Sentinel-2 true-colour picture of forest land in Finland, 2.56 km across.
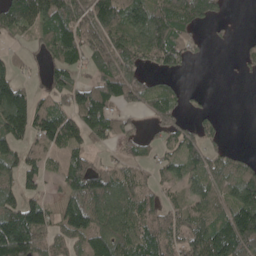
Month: May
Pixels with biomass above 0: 68%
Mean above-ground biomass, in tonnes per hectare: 70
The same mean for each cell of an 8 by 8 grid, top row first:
95 111 83 111 98 103 68 0
15 68 119 106 93 104 10 9
64 38 35 116 51 20 0 5
162 86 118 75 40 60 16 0
73 84 64 42 34 55 47 2
74 34 106 70 33 50 77 85
89 74 104 109 70 42 82 145
161 64 64 104 82 52 110 137
